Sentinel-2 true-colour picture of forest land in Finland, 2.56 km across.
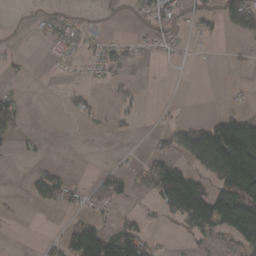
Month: March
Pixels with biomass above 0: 36%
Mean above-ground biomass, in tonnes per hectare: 40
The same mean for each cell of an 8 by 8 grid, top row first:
1 24 12 8 21 31 30 95
4 20 27 30 23 17 5 10
8 2 8 20 2 0 0 2
48 0 26 15 6 4 6 37
21 6 0 2 1 54 153 218
0 55 4 42 47 117 70 211
6 15 24 32 8 110 165 185
0 13 142 105 77 5 32 77
